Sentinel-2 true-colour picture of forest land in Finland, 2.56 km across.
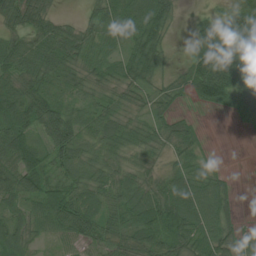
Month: July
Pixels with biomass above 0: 85%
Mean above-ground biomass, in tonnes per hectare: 47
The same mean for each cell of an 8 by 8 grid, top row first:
57 37 15 50 77 25 34 77
48 56 48 37 83 6 91 91
51 45 35 38 60 19 101 75
71 74 40 38 31 22 12 58
69 57 52 47 49 39 8 0
72 41 39 44 33 44 36 3
28 61 64 42 65 84 61 12
36 27 44 53 68 64 53 31
